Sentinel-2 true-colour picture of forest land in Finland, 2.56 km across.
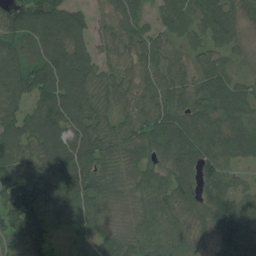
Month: July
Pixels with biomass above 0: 92%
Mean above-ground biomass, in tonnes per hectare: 91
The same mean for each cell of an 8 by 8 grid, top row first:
104 127 76 59 49 95 114 78
82 107 82 56 74 48 65 39
115 127 110 72 73 80 88 50
76 118 113 74 68 106 107 101
101 107 109 90 101 127 115 111
98 101 107 81 90 113 100 50
114 98 115 73 83 111 117 111
76 58 36 93 103 94 58 120
